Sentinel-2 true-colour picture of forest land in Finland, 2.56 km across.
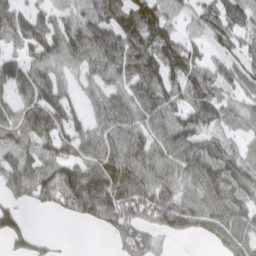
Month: March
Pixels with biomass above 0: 83%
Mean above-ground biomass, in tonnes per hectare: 76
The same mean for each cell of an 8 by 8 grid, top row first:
68 52 62 87 131 53 71 73
66 92 83 99 107 95 47 48
88 86 34 60 98 77 88 73
73 109 37 95 91 79 104 50
84 93 72 86 89 106 79 33
86 98 112 128 88 73 91 88
43 48 98 99 94 106 98 80
43 17 0 24 64 17 35 88
